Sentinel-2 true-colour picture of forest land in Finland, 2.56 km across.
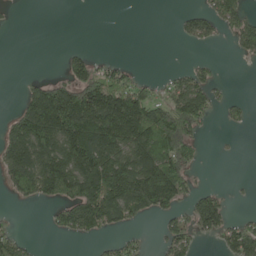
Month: May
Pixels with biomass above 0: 46%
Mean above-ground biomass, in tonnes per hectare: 83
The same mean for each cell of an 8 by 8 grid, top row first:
3 0 0 0 0 14 68 89
0 0 12 0 0 3 20 49
3 52 137 103 27 43 52 0
56 250 237 236 163 175 69 18
145 177 194 183 185 227 6 2
167 224 209 235 230 188 2 1
11 33 174 161 140 70 109 2
72 3 34 33 17 87 22 121
